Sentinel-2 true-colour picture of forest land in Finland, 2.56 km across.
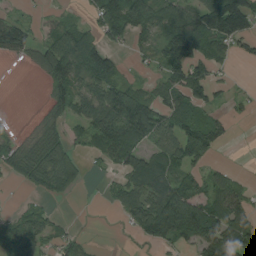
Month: August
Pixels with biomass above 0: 62%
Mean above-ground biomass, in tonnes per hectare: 61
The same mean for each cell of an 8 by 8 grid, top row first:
26 18 16 120 113 99 124 158
74 80 127 56 34 112 61 38
0 49 90 93 22 83 89 2
0 33 61 118 115 84 41 11
23 66 30 96 63 103 105 1
37 76 51 23 92 63 37 13
16 19 1 17 115 136 83 80
82 54 20 1 31 57 110 82
